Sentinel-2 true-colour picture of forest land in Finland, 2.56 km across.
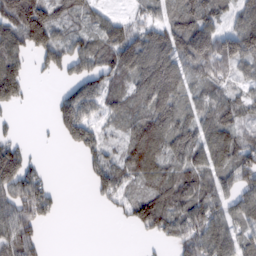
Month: February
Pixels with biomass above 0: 74%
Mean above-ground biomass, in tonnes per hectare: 69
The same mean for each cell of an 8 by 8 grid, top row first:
129 117 43 35 43 75 92 71
92 120 51 95 96 92 110 111
77 8 74 68 98 97 72 48
14 12 122 58 77 95 77 61
44 1 72 27 123 87 101 79
124 23 7 95 72 85 83 82
103 59 0 20 69 99 102 87
111 13 0 0 13 64 112 54
